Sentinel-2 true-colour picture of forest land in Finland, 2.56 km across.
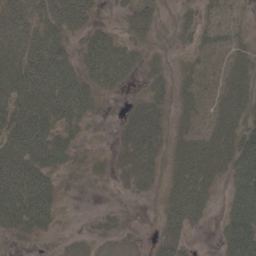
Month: May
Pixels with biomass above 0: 73%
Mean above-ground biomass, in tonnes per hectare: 35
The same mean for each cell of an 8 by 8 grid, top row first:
34 44 47 6 39 14 21 24
32 48 27 51 26 14 24 27
52 66 45 46 19 21 11 40
55 65 47 4 52 22 18 53
69 75 18 14 67 32 51 66
71 43 11 15 39 43 45 58
59 42 2 9 3 50 22 66
16 8 13 21 7 37 0 95
